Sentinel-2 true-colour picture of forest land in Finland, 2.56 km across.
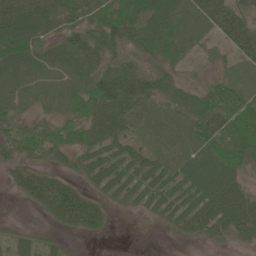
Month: June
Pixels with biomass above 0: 83%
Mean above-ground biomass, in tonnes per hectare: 50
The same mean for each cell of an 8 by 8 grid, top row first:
68 74 54 80 74 73 64 52
74 44 66 64 61 58 22 54
57 52 53 93 73 42 24 29
40 27 66 78 37 46 88 83
68 58 56 55 37 47 66 78
35 48 30 48 51 50 89 46
2 52 95 19 23 45 70 73
30 18 8 2 0 8 25 30
